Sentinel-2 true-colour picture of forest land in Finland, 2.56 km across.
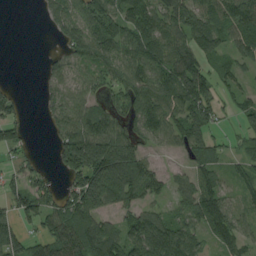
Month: August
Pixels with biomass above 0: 74%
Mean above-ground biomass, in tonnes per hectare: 75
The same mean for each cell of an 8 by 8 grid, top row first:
0 37 80 95 107 99 86 106
0 6 105 81 101 79 78 65
2 43 61 66 93 118 85 43
39 39 88 77 92 93 99 52
45 11 191 190 65 54 82 21
38 29 113 213 95 30 61 44
67 68 119 75 63 48 102 44
79 84 101 101 134 114 49 72
